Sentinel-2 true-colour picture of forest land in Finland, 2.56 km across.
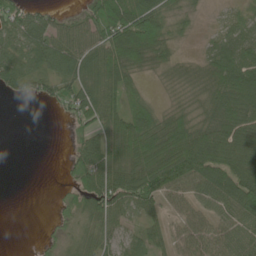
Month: June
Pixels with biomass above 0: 75%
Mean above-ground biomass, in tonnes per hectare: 62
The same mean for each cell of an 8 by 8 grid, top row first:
65 44 32 113 99 32 9 30
68 77 68 121 138 29 33 75
72 52 66 88 22 38 76 133
0 6 87 74 59 44 64 108
0 0 43 87 135 129 139 128
0 0 65 86 128 121 93 103
0 3 72 80 66 29 43 83
0 15 64 38 51 39 50 60
